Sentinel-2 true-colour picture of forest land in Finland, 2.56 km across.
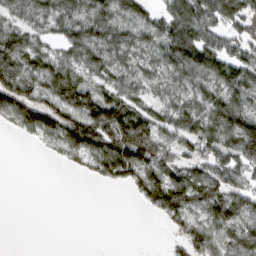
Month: March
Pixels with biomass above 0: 71%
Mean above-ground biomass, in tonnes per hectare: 77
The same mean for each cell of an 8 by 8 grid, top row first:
53 77 83 95 73 127 100 101
116 53 108 101 73 146 149 85
114 104 88 86 73 73 93 123
92 120 124 162 97 91 115 123
3 29 108 156 173 87 79 134
0 0 10 67 94 81 89 76
0 0 0 0 28 108 89 81
0 0 0 0 0 32 94 95
